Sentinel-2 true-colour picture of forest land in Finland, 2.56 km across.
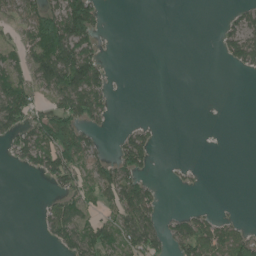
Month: June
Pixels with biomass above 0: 40%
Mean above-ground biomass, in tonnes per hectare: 41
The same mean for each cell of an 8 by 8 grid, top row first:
45 82 138 1 0 0 0 33
38 105 108 1 0 0 0 80
70 95 133 27 0 0 0 0
120 65 95 28 0 0 0 0
58 94 108 18 74 0 0 0
1 59 60 87 52 8 2 0
0 35 50 44 95 4 12 2
0 21 98 58 89 64 98 78
